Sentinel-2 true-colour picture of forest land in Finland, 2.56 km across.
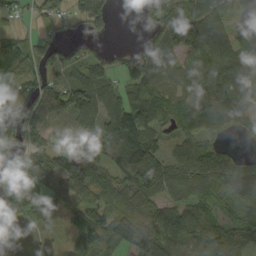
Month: September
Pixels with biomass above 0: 81%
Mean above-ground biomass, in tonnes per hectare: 88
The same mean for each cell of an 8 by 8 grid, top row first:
47 88 72 59 26 111 130 57
99 68 51 25 57 115 135 70
87 75 93 69 86 83 111 105
82 111 131 122 132 104 123 92
89 52 48 108 147 58 75 18
121 95 68 82 150 80 105 106
115 70 105 80 104 67 55 62
52 20 124 110 143 100 110 81
